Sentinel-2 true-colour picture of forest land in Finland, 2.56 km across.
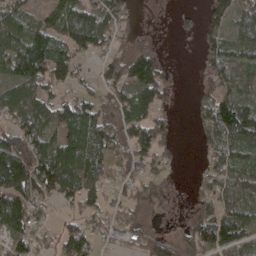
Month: April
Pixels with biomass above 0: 72%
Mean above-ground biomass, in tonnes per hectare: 80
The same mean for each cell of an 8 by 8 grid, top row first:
87 68 113 114 6 13 48 89
112 140 95 60 37 1 55 76
105 117 48 80 156 20 63 85
85 89 123 72 102 15 74 155
108 103 112 112 118 34 44 97
186 160 127 56 57 4 51 68
150 45 82 48 39 3 83 90
83 43 113 42 68 73 105 100
